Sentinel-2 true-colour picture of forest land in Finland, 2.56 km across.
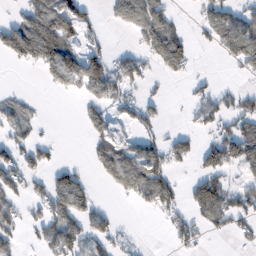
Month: February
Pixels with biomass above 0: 47%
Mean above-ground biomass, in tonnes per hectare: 59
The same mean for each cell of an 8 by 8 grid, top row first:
31 136 76 38 117 26 72 77
108 144 63 20 63 126 21 112
0 39 122 106 50 17 20 16
47 1 22 48 50 1 64 80
59 25 1 85 62 63 53 141
69 59 39 73 129 31 85 29
49 83 89 9 32 55 107 76
33 76 77 58 4 47 14 21
